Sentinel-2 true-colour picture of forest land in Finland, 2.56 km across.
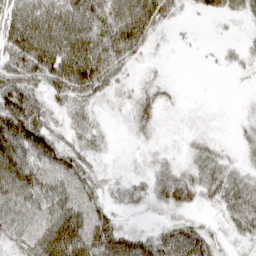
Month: March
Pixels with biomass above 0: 83%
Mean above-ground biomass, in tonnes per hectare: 54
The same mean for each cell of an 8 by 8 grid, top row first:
80 99 120 117 139 35 35 41
101 114 112 124 51 5 3 16
76 79 111 56 16 4 0 5
89 46 38 9 39 7 4 4
112 72 37 9 14 6 29 17
116 66 65 14 19 43 49 39
74 69 81 28 16 35 17 74
40 103 106 97 47 78 52 24
